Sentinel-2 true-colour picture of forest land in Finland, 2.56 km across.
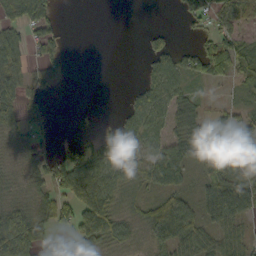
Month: October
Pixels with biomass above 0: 62%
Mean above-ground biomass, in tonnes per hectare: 40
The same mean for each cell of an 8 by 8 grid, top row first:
52 48 0 0 0 9 42 28
61 39 0 0 13 32 48 51
51 30 0 0 29 53 39 24
44 22 0 2 73 48 22 34
34 40 42 54 61 30 56 75
10 59 110 69 32 15 31 33
36 46 103 52 24 58 54 73
139 34 81 45 17 55 33 39
